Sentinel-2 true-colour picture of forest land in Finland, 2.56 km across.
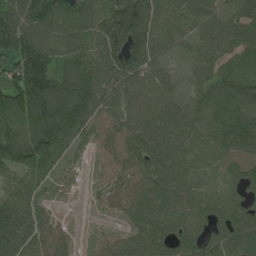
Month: July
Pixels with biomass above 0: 92%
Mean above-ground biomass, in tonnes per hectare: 105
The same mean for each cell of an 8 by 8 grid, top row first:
142 181 137 153 183 111 104 98
163 119 98 167 158 67 90 95
122 162 182 139 87 42 79 100
146 192 172 80 79 75 91 96
149 174 37 72 103 110 127 116
83 65 28 73 117 90 58 80
156 38 3 66 106 86 79 71
159 120 16 80 86 93 84 109
